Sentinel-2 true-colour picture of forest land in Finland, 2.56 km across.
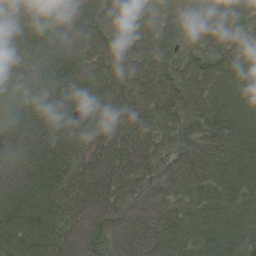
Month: June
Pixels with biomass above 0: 98%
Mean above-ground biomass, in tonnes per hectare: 71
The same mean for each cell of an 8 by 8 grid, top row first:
10 38 79 73 79 73 81 67
45 72 84 82 76 64 63 52
44 74 68 76 89 61 55 55
50 81 76 84 90 62 63 60
62 84 72 90 85 60 74 66
85 77 73 86 70 73 61 59
84 76 91 91 90 63 64 52
72 71 96 82 90 64 59 68
